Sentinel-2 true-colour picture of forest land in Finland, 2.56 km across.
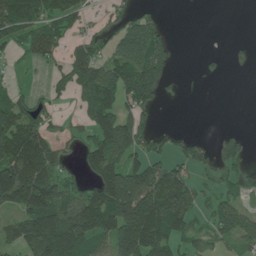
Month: June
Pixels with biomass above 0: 58%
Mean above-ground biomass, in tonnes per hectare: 80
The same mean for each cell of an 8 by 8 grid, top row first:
153 85 49 28 53 0 0 0
45 88 76 63 161 12 1 8
11 24 92 148 186 12 9 0
109 41 32 103 83 0 0 0
160 98 38 182 65 38 39 55
194 149 37 169 145 95 22 36
92 153 127 181 177 156 47 66
89 193 132 148 152 68 51 65
